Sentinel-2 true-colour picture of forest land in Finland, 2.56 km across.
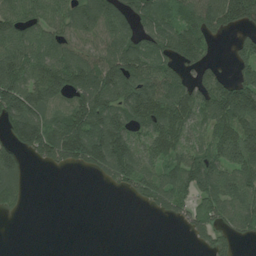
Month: July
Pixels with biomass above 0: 69%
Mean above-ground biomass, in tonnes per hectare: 86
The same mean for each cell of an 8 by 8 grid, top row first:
101 93 112 105 90 82 131 135
102 107 75 100 94 120 46 46
131 160 127 128 116 90 82 79
154 88 125 125 129 130 88 135
111 153 173 162 80 100 69 164
100 5 11 83 85 81 144 103
28 0 0 0 19 71 98 117
0 0 0 0 0 1 51 41
